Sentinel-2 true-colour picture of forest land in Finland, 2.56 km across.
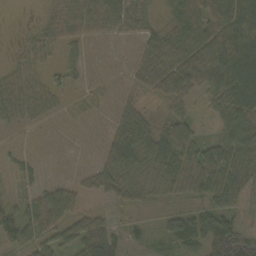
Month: October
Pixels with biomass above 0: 71%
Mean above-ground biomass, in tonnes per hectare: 42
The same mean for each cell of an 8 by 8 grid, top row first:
0 24 75 78 36 57 95 79
11 44 21 5 44 78 85 87
33 34 12 4 51 89 71 90
28 29 10 15 37 42 25 75
0 0 0 0 48 79 39 70
0 1 0 7 20 59 93 63
30 73 33 22 26 29 52 40
52 48 66 63 22 51 65 78
